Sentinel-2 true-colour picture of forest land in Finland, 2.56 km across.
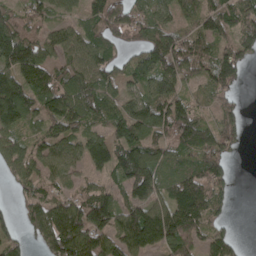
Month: April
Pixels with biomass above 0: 80%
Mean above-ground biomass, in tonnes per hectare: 89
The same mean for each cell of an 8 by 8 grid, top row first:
68 59 52 119 61 46 91 101
162 72 81 66 75 131 75 92
128 104 100 69 76 118 82 60
132 103 107 75 78 128 38 49
76 77 72 92 112 112 105 43
67 63 39 70 164 83 134 0
34 108 123 109 137 153 124 0
51 105 144 117 146 130 73 17
